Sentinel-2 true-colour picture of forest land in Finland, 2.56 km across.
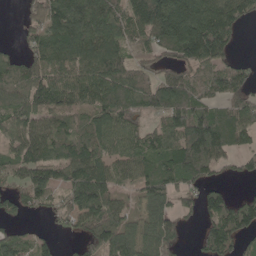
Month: May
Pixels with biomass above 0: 79%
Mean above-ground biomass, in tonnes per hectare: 102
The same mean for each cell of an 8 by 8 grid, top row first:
9 162 129 112 173 260 202 153
25 113 136 122 84 146 194 17
108 121 126 116 65 96 94 83
150 144 83 110 73 131 91 100
105 121 94 88 89 127 185 67
87 102 114 83 89 103 62 28
64 49 116 104 67 67 71 91
76 33 55 130 95 66 89 73
